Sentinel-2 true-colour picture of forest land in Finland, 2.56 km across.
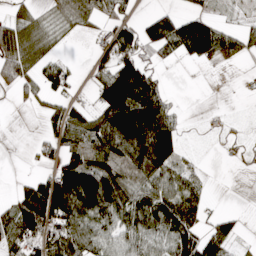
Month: April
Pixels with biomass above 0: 61%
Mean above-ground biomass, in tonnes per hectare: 66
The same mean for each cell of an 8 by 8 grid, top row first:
52 38 95 67 17 50 46 7
137 47 1 66 54 62 105 46
86 56 10 115 110 0 0 3
3 48 50 157 181 21 4 2
0 36 80 115 197 106 2 20
9 53 181 133 84 60 8 3
92 148 134 124 117 148 30 4
80 67 98 60 75 123 96 26
